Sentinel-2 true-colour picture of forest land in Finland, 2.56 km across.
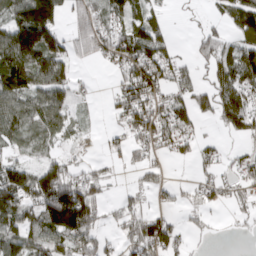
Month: March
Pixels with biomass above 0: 65%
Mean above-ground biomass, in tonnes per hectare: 56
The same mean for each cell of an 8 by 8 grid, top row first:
93 151 53 55 50 3 13 94
155 132 42 72 93 20 49 82
102 88 15 15 95 47 33 84
83 85 15 22 84 58 42 77
40 31 12 14 42 37 18 12
80 77 55 16 28 2 23 32
90 137 184 16 35 19 25 19
79 85 98 22 87 47 7 4
